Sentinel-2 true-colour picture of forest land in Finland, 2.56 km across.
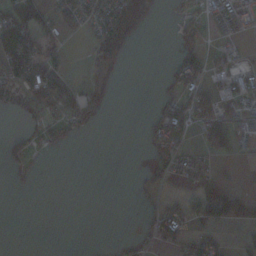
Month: November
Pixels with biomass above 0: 36%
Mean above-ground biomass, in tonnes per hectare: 28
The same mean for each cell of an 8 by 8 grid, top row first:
54 32 41 84 49 12 33 44
79 41 1 45 0 22 29 17
50 93 16 4 0 53 47 42
14 29 65 3 5 67 57 42
30 31 7 0 14 62 49 31
14 1 0 0 16 19 36 9
0 0 0 0 11 34 80 84
0 0 0 2 14 48 45 14
